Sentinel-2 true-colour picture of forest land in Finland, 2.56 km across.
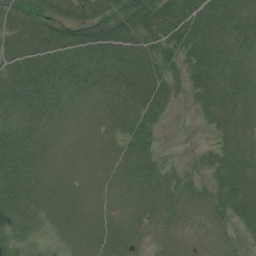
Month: July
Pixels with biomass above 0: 91%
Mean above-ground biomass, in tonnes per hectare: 40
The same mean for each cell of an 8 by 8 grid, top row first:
56 55 48 55 68 73 55 53
54 64 60 60 56 49 50 35
67 66 52 44 61 28 46 36
64 56 29 37 57 8 30 28
76 38 15 18 45 2 13 28
73 33 19 13 49 29 26 49
59 34 30 11 26 30 29 46
35 10 29 25 14 17 12 20
